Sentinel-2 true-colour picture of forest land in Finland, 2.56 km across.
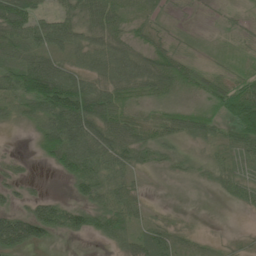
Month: June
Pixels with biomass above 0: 75%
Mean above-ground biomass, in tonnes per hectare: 43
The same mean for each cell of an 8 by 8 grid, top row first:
95 31 64 82 40 7 4 5
63 50 52 67 35 20 8 9
77 125 60 68 76 72 27 30
29 82 118 73 19 35 34 93
1 76 88 77 47 27 27 57
17 5 78 48 9 11 18 40
24 53 45 65 19 3 0 15
82 28 9 42 55 30 8 6
